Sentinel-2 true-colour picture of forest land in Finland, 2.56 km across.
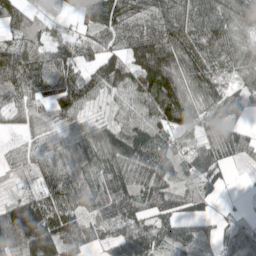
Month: May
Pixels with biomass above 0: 88%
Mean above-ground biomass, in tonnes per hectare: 88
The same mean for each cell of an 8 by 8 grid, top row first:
98 34 51 92 85 128 125 117
73 59 58 63 143 131 106 91
128 108 106 106 138 140 116 66
52 59 72 35 85 137 80 39
21 49 102 145 141 55 69 68
12 71 92 101 114 85 84 3
117 127 92 139 107 81 40 16
142 166 117 66 114 67 36 92
